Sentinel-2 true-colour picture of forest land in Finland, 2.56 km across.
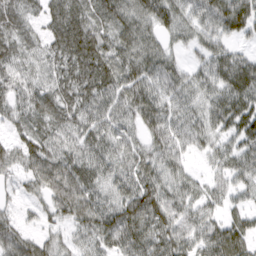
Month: March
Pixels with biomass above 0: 90%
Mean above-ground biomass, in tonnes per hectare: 59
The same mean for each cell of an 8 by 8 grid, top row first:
58 43 56 62 67 64 75 94
47 38 78 58 65 28 52 31
43 36 66 69 77 64 57 92
40 58 65 65 78 62 58 88
45 59 69 63 47 69 48 63
39 23 81 59 67 57 29 54
28 30 63 76 102 72 53 34
62 40 37 72 86 77 67 54
